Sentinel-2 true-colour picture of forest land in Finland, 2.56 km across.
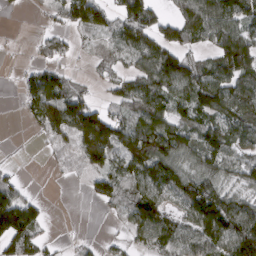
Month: March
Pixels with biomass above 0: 70%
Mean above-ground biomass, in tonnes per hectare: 82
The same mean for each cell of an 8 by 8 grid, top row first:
4 26 114 68 121 61 103 111
3 45 22 61 108 100 50 140
16 98 26 47 97 134 105 110
7 186 155 50 106 86 116 123
0 32 120 153 147 123 118 78
22 4 20 99 127 121 107 76
151 14 0 37 127 56 170 111
109 21 10 13 59 106 128 174
